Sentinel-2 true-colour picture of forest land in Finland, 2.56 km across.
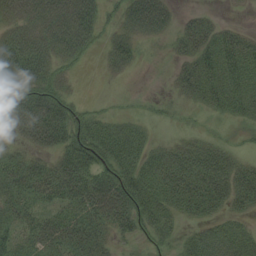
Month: August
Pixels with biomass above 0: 71%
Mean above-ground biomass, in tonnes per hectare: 36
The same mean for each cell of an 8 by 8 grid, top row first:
38 57 64 15 72 24 14 2
63 47 41 30 10 17 43 55
49 45 5 5 0 25 50 51
42 76 20 10 6 4 16 30
19 46 55 49 26 21 25 8
42 49 68 61 47 61 66 50
33 29 42 58 44 36 41 29
36 50 51 21 14 17 42 45
